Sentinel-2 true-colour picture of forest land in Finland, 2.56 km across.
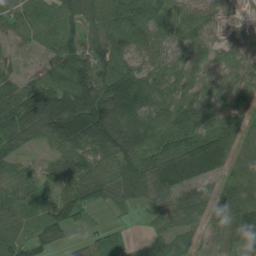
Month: July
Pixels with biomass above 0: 88%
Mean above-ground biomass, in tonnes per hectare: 78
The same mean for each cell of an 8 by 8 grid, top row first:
74 74 80 91 82 61 45 20
26 53 63 83 57 53 54 35
53 81 130 111 87 58 42 55
127 210 188 158 113 114 76 59
78 54 112 132 112 101 149 67
60 63 102 84 114 161 100 68
70 49 76 30 26 76 60 99
56 59 24 26 19 39 26 91
